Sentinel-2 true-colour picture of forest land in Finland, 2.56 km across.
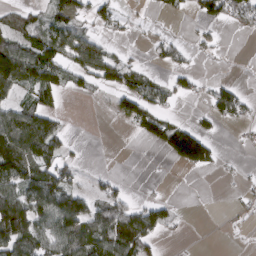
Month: March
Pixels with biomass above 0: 46%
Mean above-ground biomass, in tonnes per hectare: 53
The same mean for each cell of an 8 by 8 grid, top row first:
44 46 44 43 7 12 54 71
95 111 103 23 6 36 16 0
129 96 41 67 57 30 11 7
77 71 0 26 89 15 32 48
136 101 5 0 22 148 75 6
114 92 22 17 1 1 5 9
130 118 106 105 58 17 0 12
120 93 115 135 100 6 0 1
